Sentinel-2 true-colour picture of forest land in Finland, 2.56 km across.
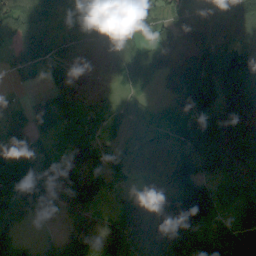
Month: September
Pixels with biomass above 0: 92%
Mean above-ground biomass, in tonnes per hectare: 87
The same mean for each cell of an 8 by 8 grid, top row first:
89 80 62 119 93 72 98 151
71 90 96 113 49 147 111 105
26 40 109 57 51 91 104 124
71 74 70 43 50 50 71 102
107 53 96 57 88 86 82 72
106 86 101 63 79 150 71 43
115 54 80 44 162 148 100 50
98 46 126 131 142 122 58 77
